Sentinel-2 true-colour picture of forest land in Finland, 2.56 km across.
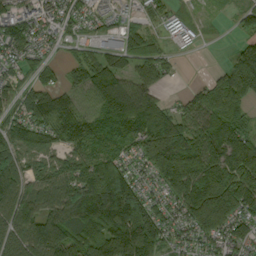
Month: September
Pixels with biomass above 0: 87%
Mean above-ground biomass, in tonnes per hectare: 123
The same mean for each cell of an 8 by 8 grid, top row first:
100 74 68 42 47 31 9 47
85 41 40 84 99 13 3 77
50 76 78 132 95 12 33 152
74 142 86 154 193 79 115 78
141 109 108 102 169 209 165 185
187 113 156 220 66 246 257 243
160 128 193 260 177 103 325 195
132 216 145 248 226 61 97 104
